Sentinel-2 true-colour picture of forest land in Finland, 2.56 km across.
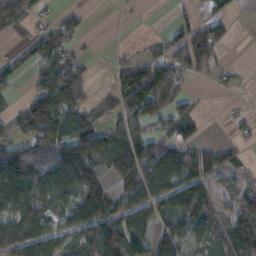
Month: November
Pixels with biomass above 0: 65%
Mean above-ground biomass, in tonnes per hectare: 62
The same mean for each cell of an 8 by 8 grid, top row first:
84 26 22 1 1 22 32 7
32 100 22 8 12 64 94 1
41 86 56 43 130 60 33 13
49 125 63 47 84 58 7 16
55 92 101 77 59 85 39 32
118 89 105 45 100 93 67 50
89 76 89 88 79 85 89 87
95 73 69 124 74 91 62 80
